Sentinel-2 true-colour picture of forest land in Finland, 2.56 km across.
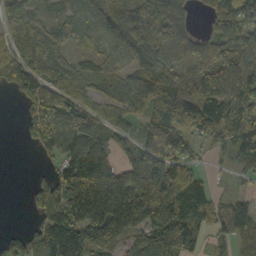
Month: October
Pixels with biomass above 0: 81%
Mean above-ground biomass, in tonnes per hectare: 99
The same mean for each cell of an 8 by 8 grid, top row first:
75 57 76 95 140 94 42 103
68 93 42 70 99 139 112 97
98 87 81 67 128 145 157 152
6 121 94 69 90 166 172 168
3 106 96 61 90 178 74 132
0 44 174 134 170 195 33 29
0 107 140 164 170 127 82 67
42 129 130 113 72 151 39 83
